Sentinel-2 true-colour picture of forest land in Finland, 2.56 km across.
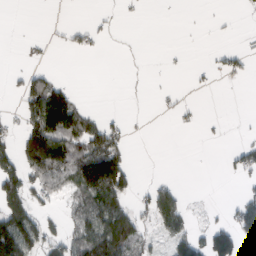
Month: March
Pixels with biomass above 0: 32%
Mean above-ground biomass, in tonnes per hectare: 36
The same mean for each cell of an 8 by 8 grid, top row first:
0 0 0 6 2 0 1 3
1 6 19 1 1 2 3 16
10 55 0 0 2 1 6 10
13 148 63 6 1 12 1 0
46 155 94 101 0 0 3 20
69 81 98 165 2 5 0 23
101 16 38 114 29 91 6 49
153 48 63 131 39 56 67 65
